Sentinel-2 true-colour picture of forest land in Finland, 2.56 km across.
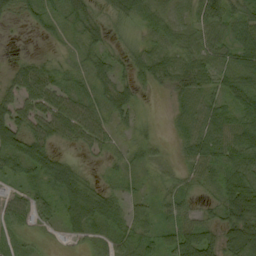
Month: September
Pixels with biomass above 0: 87%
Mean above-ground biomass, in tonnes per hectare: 43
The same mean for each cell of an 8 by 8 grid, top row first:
24 32 52 35 52 30 86 49
2 8 31 25 41 44 46 56
43 56 28 45 36 50 37 46
62 64 65 41 10 30 52 47
68 53 32 28 31 23 66 63
33 65 50 15 16 24 36 59
39 27 86 61 28 38 22 108
21 9 28 36 36 57 56 100
